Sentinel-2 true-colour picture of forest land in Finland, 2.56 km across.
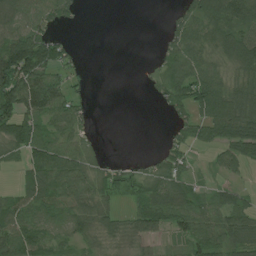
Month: July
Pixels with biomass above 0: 68%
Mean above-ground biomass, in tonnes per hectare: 57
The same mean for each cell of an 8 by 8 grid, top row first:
68 60 20 0 0 35 91 110
152 108 12 0 0 68 55 96
161 99 19 0 15 91 93 63
111 93 44 0 0 40 84 99
88 86 49 0 0 41 45 94
21 101 76 42 45 67 14 28
73 71 70 44 76 79 61 64
92 41 46 34 48 29 73 72
